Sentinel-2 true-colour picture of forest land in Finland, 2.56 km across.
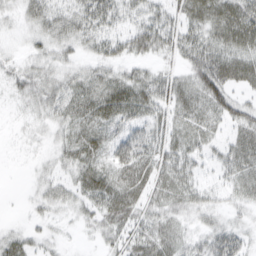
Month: March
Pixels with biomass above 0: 78%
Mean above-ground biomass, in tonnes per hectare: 28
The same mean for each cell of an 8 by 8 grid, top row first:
17 36 39 35 30 25 37 49
6 24 23 29 29 26 38 41
18 26 31 35 32 29 55 36
5 25 35 45 33 29 35 34
2 12 37 37 39 31 22 32
0 16 30 35 35 38 11 31
1 19 22 39 30 29 24 16
24 13 3 23 35 29 34 31
